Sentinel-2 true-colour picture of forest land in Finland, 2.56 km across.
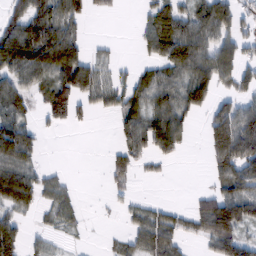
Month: February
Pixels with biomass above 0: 58%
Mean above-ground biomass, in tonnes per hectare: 56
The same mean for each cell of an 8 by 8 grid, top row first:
54 86 51 8 25 72 97 62
120 129 54 12 43 132 91 70
73 65 95 38 45 63 86 60
71 55 36 37 72 80 51 82
116 3 0 14 89 72 58 121
100 30 2 38 9 1 25 95
57 34 23 8 30 19 64 105
63 25 7 12 57 45 54 79
